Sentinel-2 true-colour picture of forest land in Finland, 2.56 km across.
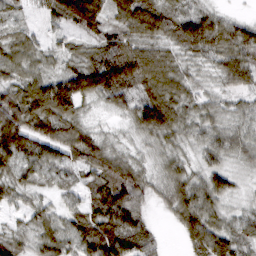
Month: March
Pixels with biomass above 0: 93%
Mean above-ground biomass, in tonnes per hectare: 65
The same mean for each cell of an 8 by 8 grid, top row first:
22 41 135 56 107 68 69 20
50 29 31 72 64 56 82 114
52 72 108 128 103 75 21 70
102 117 42 32 116 89 45 36
111 89 92 24 25 43 60 52
51 27 33 90 43 61 70 25
31 36 49 132 62 76 80 16
40 64 71 121 71 8 119 56
